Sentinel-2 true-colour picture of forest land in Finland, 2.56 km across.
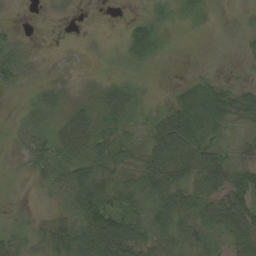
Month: September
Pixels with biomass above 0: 72%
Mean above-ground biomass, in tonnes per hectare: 34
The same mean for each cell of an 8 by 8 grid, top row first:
3 6 3 3 23 23 10 6
35 2 4 8 51 4 1 5
31 16 11 19 11 7 26 13
6 24 34 46 22 60 81 49
22 36 54 39 30 71 46 21
4 47 63 43 55 63 58 46
10 9 69 61 57 68 51 63
32 36 61 102 59 53 33 44
